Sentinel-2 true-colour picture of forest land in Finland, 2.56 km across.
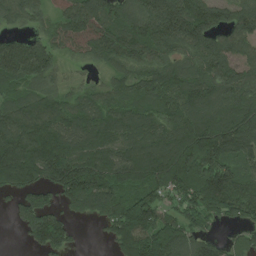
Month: July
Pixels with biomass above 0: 88%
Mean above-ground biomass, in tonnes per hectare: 156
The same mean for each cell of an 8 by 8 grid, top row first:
127 85 190 168 203 264 213 163
113 110 108 168 171 164 189 138
140 104 37 87 121 158 193 174
160 186 152 145 134 154 178 189
212 264 159 149 153 193 259 203
196 187 271 170 171 208 257 143
71 132 148 182 171 87 154 147
9 185 13 85 180 161 101 72
